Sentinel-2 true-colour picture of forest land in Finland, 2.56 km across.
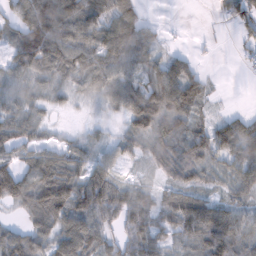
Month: February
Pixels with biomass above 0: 79%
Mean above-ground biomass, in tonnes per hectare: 60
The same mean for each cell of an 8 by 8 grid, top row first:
62 128 98 81 31 0 2 58
71 116 77 83 66 10 4 17
41 37 41 63 55 98 25 1
38 24 5 22 97 88 20 17
57 39 32 32 53 68 81 96
90 112 68 47 13 58 44 66
31 125 84 72 71 95 98 58
82 70 108 52 88 51 108 85
